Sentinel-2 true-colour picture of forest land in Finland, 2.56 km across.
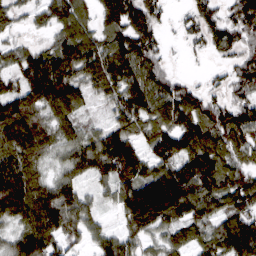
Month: March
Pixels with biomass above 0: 89%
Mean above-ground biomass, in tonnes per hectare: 102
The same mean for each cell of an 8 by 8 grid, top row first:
54 78 95 115 136 20 85 97
57 72 152 123 122 7 61 80
70 187 105 128 128 52 21 82
139 89 67 61 117 153 96 107
110 76 84 128 69 132 119 97
143 63 72 119 127 149 152 92
130 162 110 35 223 173 117 134
94 124 54 77 77 75 87 198
